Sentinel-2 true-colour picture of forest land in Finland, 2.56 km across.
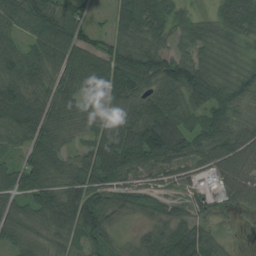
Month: August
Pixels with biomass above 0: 91%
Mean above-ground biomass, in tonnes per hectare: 78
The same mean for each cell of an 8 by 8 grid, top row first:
82 107 57 35 117 53 28 106
52 90 90 74 98 43 67 51
85 75 87 131 116 120 107 93
98 82 63 73 96 81 92 58
57 82 38 108 166 125 93 87
72 97 93 89 51 48 34 87
68 105 126 76 47 46 30 33
64 61 67 56 51 115 76 5
